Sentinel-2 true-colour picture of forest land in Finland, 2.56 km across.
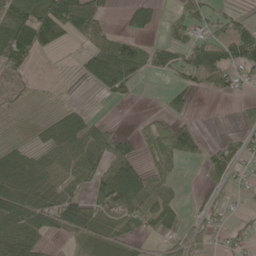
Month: May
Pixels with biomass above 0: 61%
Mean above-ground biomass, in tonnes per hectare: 45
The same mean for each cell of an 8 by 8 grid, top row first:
81 128 97 10 57 22 32 21
101 56 18 69 29 50 59 86
40 6 15 93 16 27 46 24
18 14 26 0 7 46 0 13
26 57 77 63 27 101 30 31
96 55 68 63 49 14 24 18
102 71 87 53 53 40 27 7
103 29 22 46 22 39 21 21
